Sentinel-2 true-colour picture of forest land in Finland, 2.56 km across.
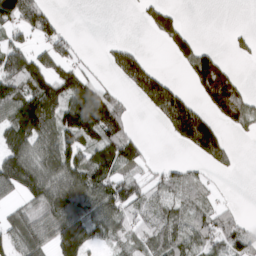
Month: March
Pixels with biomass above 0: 58%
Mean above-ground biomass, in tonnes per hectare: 75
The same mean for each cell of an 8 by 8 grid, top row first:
118 64 0 0 32 35 0 0
79 66 23 40 19 67 33 19
133 123 96 27 154 27 146 38
121 151 190 149 22 172 71 102
111 93 107 116 41 37 154 9
151 126 132 96 38 56 25 6
39 123 108 98 62 52 56 17
76 85 135 49 73 80 71 83
